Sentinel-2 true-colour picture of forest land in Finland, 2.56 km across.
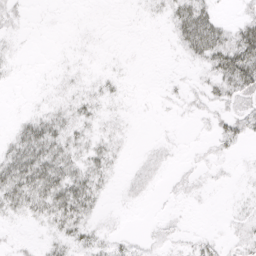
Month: April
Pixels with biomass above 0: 52%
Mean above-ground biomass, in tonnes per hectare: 13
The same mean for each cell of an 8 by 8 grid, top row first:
8 1 0 0 4 28 31 12
4 0 2 1 0 10 48 52
2 2 6 7 0 3 17 49
2 13 15 5 1 3 9 20
25 39 17 14 2 3 5 13
44 43 29 12 11 4 4 3
23 35 38 2 2 2 1 5
3 10 20 9 4 6 8 11
